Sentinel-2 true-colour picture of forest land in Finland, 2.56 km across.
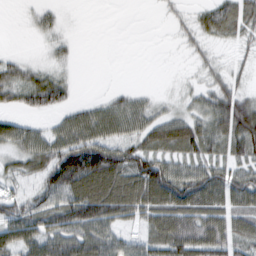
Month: February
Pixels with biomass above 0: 71%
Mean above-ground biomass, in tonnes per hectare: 48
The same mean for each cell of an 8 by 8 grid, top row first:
1 17 0 0 0 13 45 62
2 12 3 0 0 6 18 18
51 51 4 0 0 5 24 21
29 33 33 49 43 24 51 91
51 59 87 64 57 70 56 68
33 75 127 100 103 78 69 61
57 79 102 89 77 94 77 65
82 85 81 55 47 91 90 60
